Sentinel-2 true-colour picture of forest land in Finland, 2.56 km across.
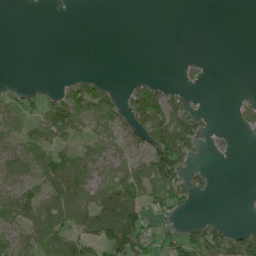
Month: June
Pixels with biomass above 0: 43%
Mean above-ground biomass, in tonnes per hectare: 42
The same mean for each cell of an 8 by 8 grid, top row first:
0 0 0 0 0 0 0 0
0 0 0 0 0 0 0 0
2 3 36 6 21 5 7 0
60 71 96 81 113 79 12 24
67 83 55 75 69 154 16 2
77 84 89 62 83 88 19 0
75 84 87 104 57 55 0 0
78 74 71 92 73 54 81 62
